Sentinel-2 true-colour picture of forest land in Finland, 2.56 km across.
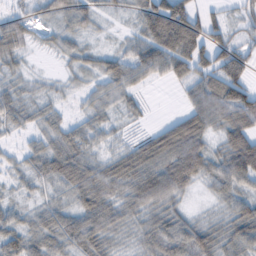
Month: February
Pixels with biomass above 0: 84%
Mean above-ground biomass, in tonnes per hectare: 45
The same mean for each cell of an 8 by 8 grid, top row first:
40 30 47 13 61 110 35 34
49 16 27 19 64 94 72 43
29 14 18 59 35 35 57 62
40 34 20 28 15 17 71 86
8 37 45 18 50 103 39 82
17 45 74 64 74 81 40 71
23 33 51 46 47 33 7 47
45 43 55 26 30 59 49 61
